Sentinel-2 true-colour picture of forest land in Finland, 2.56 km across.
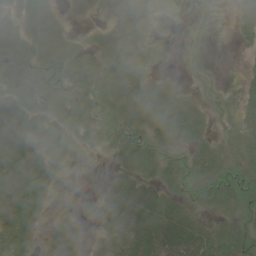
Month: June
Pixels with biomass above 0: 68%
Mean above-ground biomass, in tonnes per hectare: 38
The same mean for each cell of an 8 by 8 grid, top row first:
40 45 10 32 39 3 4 42
34 40 26 52 34 3 3 10
59 64 56 61 34 6 6 11
44 51 64 40 54 59 16 29
52 60 24 37 45 32 26 24
87 51 0 14 30 45 38 42
94 26 8 42 63 37 27 28
75 35 28 46 80 79 42 32
